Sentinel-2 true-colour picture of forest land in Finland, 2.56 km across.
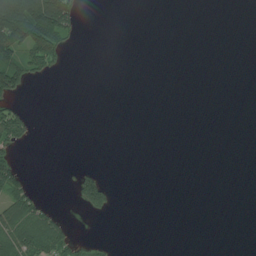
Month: July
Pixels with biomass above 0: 15%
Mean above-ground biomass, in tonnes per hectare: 22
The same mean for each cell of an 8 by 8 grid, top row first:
182 206 30 0 0 0 0 0
107 122 3 0 0 0 0 0
106 11 0 0 0 0 0 0
61 0 0 0 0 0 0 0
42 0 0 0 0 0 0 0
65 0 44 3 0 0 0 0
100 28 30 33 0 0 0 0
97 99 17 4 0 0 0 0
